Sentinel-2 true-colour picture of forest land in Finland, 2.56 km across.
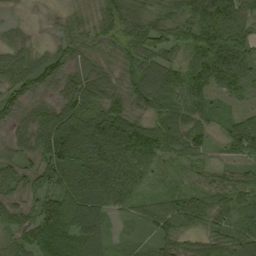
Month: September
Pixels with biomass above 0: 93%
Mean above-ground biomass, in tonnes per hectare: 68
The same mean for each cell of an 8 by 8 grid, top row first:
10 9 33 79 90 78 110 73
44 27 57 58 64 49 122 95
60 70 81 56 88 76 88 77
54 61 88 94 56 67 46 27
44 101 110 169 126 69 43 87
62 77 143 112 38 12 40 50
51 81 115 51 39 71 71 55
32 77 91 36 20 56 59 66
